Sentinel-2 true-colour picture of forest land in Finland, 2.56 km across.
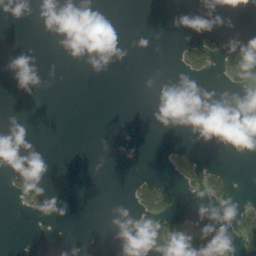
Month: September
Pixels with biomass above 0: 11%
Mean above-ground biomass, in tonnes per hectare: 13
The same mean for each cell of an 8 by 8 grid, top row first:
0 0 0 0 0 0 0 0
0 0 0 0 0 10 43 50
0 0 0 0 0 8 6 51
0 0 0 0 0 2 0 16
0 0 0 0 0 6 0 63
32 12 0 0 14 36 38 0
4 28 0 0 73 42 6 22
0 0 0 0 28 80 83 65
